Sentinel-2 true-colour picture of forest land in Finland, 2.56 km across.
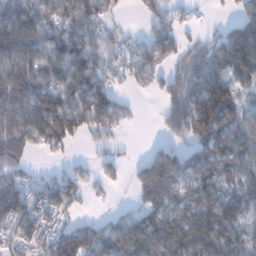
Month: January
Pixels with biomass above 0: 76%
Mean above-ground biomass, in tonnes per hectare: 100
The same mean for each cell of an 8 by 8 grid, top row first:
164 90 125 44 47 47 9 76
136 134 170 54 98 91 83 232
119 103 165 57 38 64 229 106
120 157 141 134 3 113 223 81
135 98 23 30 6 44 163 102
65 40 56 34 76 118 102 92
152 110 34 16 79 84 111 112
77 102 158 127 144 141 173 135
